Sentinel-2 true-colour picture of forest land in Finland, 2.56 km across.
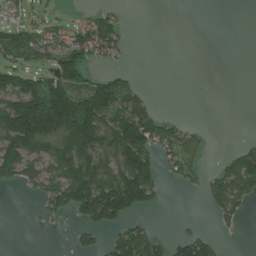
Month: June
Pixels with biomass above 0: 43%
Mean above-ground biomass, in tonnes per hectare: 64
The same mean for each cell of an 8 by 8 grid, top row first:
22 18 14 42 0 0 0 0
91 67 96 59 0 0 0 0
96 106 104 81 5 0 0 0
200 290 214 138 99 1 0 0
152 110 199 130 169 82 16 14
63 72 152 122 169 38 30 107
0 42 115 168 77 0 28 47
0 0 34 42 90 41 44 2
